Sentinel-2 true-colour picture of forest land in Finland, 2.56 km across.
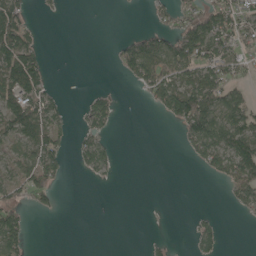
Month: May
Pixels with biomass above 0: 41%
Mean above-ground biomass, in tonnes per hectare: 45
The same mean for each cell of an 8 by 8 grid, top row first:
98 5 0 0 3 53 96 83
132 9 0 15 104 106 106 58
131 37 0 2 98 88 90 47
97 76 20 41 4 115 143 92
52 88 33 21 0 9 107 97
58 78 8 12 0 0 22 101
61 29 0 0 0 0 3 38
91 0 0 0 7 3 41 0
